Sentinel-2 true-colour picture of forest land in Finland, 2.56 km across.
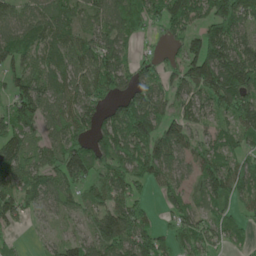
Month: May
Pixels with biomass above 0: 82%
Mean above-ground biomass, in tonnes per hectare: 95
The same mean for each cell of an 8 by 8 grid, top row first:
68 87 72 84 108 139 129 148
115 85 106 114 24 45 167 120
87 80 101 120 91 82 164 181
135 109 113 62 160 72 72 123
112 90 94 125 137 121 66 59
106 106 93 95 98 67 104 98
111 60 59 106 63 76 60 46
21 19 63 126 125 84 83 41
